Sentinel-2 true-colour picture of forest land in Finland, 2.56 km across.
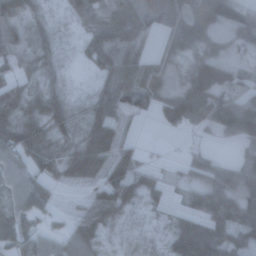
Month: November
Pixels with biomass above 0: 80%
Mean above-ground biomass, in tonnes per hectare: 50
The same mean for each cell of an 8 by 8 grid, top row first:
58 19 33 48 60 74 69 56
46 29 15 60 36 41 31 22
41 22 4 61 92 24 131 54
55 53 18 52 31 102 149 149
72 44 45 72 13 2 23 45
53 39 45 91 39 15 66 69
42 29 28 74 21 17 72 72
35 39 65 11 11 51 108 47
